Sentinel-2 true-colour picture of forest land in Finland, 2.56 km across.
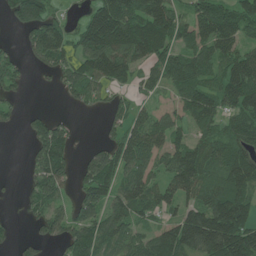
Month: June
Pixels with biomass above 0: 72%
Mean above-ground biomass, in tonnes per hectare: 74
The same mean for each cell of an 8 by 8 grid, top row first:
72 78 29 151 123 80 101 94
19 112 74 131 114 78 90 63
36 13 87 82 46 91 65 104
21 18 11 45 32 43 99 83
0 96 7 59 99 64 71 95
3 104 50 98 82 99 100 137
5 63 66 63 77 50 119 121
20 36 83 80 58 127 153 151
